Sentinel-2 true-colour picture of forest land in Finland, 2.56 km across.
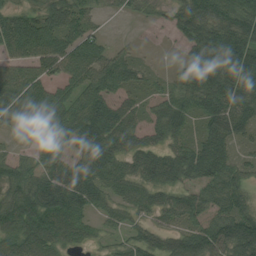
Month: August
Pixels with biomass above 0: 87%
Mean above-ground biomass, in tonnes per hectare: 64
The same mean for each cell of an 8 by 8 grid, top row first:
61 76 59 10 17 63 95 88
78 101 95 36 7 20 99 89
89 68 77 79 35 39 87 75
61 80 68 68 39 66 64 72
26 66 60 71 50 47 68 36
74 77 74 75 60 57 70 55
89 93 67 45 49 67 59 73
68 68 39 27 61 65 84 121
